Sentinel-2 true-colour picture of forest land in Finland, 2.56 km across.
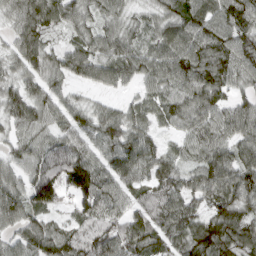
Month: March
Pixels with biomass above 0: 94%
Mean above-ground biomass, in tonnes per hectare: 74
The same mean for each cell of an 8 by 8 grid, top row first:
65 85 62 53 37 78 89 91
57 56 64 71 56 93 99 89
51 62 45 58 54 80 101 62
68 64 54 47 54 76 80 73
46 79 75 74 74 34 81 78
54 133 133 80 63 58 80 89
79 75 62 83 71 97 62 80
60 98 100 107 95 69 117 95
